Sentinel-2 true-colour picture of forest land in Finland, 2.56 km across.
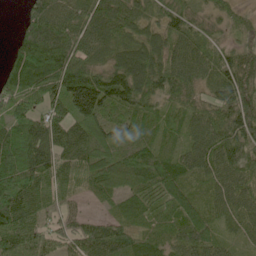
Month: May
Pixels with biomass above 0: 93%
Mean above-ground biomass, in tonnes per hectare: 79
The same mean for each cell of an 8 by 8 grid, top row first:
7 109 64 91 66 75 47 38
64 153 78 73 97 79 66 53
68 96 135 109 105 90 62 88
91 70 98 66 66 51 71 93
134 124 92 80 58 38 91 92
131 81 49 117 111 87 64 80
141 49 15 34 69 87 62 76
120 65 66 104 65 62 72 35
